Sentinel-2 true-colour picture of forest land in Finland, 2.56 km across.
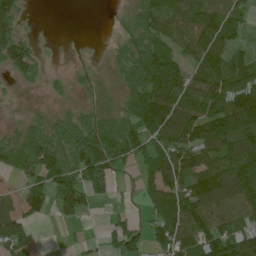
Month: June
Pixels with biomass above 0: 72%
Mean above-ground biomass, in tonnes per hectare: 81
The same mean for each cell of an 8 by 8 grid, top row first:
86 0 0 7 82 82 118 60
92 5 2 14 109 69 157 33
30 23 19 11 143 145 126 146
11 25 38 27 144 154 132 158
66 95 108 128 107 144 128 138
41 94 93 63 49 135 144 163
68 56 77 15 38 169 127 105
102 2 11 53 60 133 107 132
